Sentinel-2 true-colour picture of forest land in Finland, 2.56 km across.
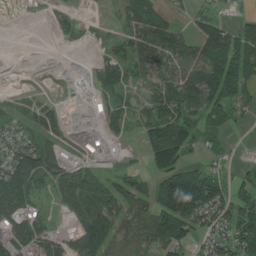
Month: July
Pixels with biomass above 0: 68%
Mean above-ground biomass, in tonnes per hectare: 62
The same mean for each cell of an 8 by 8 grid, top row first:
0 10 16 8 114 29 45 21
0 1 4 28 82 85 103 93
0 0 5 62 36 86 137 142
38 65 1 64 37 91 88 49
93 69 18 23 43 102 17 13
182 90 62 42 43 118 100 37
142 17 81 89 66 143 133 61
88 69 103 90 63 109 48 99
